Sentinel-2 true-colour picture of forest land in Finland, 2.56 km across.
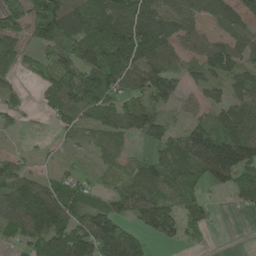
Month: May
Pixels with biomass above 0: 74%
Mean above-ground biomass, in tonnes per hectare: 78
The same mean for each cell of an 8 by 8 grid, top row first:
65 148 112 131 146 96 69 69
67 78 115 143 185 78 80 87
37 57 106 116 90 69 59 65
32 27 83 109 79 32 46 81
3 9 21 26 42 75 159 161
73 29 32 26 60 66 102 84
115 168 80 68 92 72 43 27
51 120 132 184 58 42 13 0
